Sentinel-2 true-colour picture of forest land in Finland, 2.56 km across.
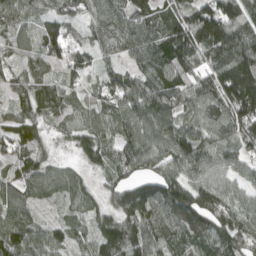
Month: April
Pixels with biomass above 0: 95%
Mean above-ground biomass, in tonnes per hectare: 91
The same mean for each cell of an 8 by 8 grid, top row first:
91 66 63 107 95 84 148 119
52 87 62 67 79 152 149 146
53 76 42 75 68 91 104 213
58 77 66 91 118 86 82 152
91 41 66 82 123 126 90 81
61 81 44 62 92 107 99 62
81 25 58 70 136 137 127 82
102 69 40 138 122 78 110 112
